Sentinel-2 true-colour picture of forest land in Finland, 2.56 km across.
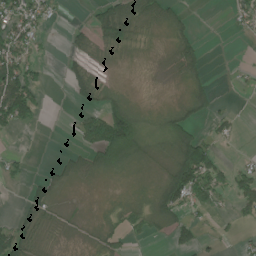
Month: July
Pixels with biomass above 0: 49%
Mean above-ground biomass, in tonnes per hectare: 37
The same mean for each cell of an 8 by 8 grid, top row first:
85 31 0 67 48 36 0 34
78 4 27 42 15 37 9 0
123 13 52 6 0 12 25 7
129 10 32 80 14 35 33 5
1 0 35 173 38 76 59 4
16 23 37 21 6 127 115 57
13 43 3 13 24 101 38 39
77 15 15 37 18 45 15 21
